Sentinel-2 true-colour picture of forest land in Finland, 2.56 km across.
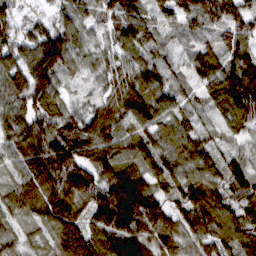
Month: March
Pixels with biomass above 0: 97%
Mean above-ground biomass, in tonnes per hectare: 90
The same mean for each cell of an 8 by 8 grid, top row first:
62 50 81 92 70 54 88 97
88 158 73 70 88 40 48 89
104 115 29 76 110 45 64 147
99 103 54 89 121 72 40 131
92 143 117 85 88 99 63 43
51 142 132 124 95 102 98 101
68 102 75 174 145 78 133 98
43 33 110 113 93 79 86 100
